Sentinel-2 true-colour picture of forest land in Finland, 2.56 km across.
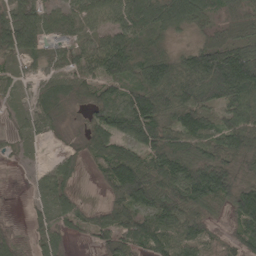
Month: April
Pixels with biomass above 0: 86%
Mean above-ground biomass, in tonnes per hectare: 80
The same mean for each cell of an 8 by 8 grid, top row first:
86 60 61 59 116 99 86 83
103 40 49 105 70 33 127 119
42 47 69 95 107 122 166 200
31 48 15 101 128 101 72 114
23 10 25 85 110 104 105 107
2 40 22 103 140 132 147 90
3 44 42 74 90 123 82 123
59 54 15 97 113 81 59 72
